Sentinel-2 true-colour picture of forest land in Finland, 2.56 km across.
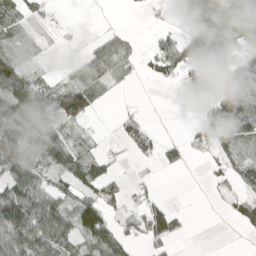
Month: April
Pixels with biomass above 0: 55%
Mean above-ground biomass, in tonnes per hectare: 44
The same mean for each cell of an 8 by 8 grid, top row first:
47 11 0 1 6 19 103 92
21 4 8 57 11 76 78 40
119 21 53 48 12 35 58 26
59 63 94 3 7 0 48 115
75 96 44 10 36 27 47 64
70 43 74 34 6 4 14 39
113 74 74 39 52 14 2 37
91 83 57 71 41 29 0 2
